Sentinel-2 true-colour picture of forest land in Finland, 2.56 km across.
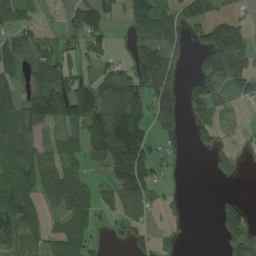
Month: August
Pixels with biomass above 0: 60%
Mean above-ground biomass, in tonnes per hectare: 66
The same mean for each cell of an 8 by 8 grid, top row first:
45 12 90 44 125 54 60 37
69 43 53 26 81 55 105 83
40 103 89 77 112 51 101 72
93 154 150 171 100 100 79 15
76 46 62 209 117 26 29 15
88 74 51 105 130 14 6 8
95 35 65 43 27 15 0 66
61 54 71 11 31 17 0 74
